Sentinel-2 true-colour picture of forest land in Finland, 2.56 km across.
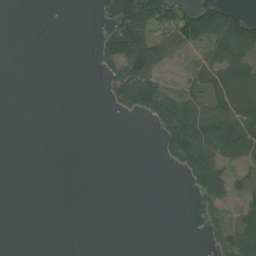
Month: August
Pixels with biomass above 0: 33%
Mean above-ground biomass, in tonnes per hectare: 33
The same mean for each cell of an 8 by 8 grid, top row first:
0 0 0 75 98 85 103 58
0 0 0 102 105 62 57 91
0 0 0 67 99 11 52 82
0 0 0 17 62 103 81 105
0 0 0 0 0 92 58 81
0 0 0 0 0 9 103 40
0 0 0 0 0 0 48 60
0 0 0 0 0 0 33 104
